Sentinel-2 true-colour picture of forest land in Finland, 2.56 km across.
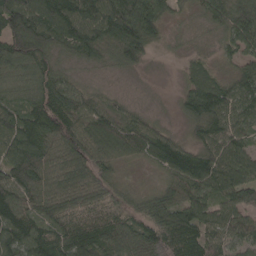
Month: April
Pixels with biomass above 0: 94%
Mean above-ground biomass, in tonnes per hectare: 84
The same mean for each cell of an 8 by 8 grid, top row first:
143 133 125 127 147 37 67 95
124 112 106 97 107 13 23 75
69 92 37 16 8 10 73 78
85 113 98 72 33 21 106 82
115 92 104 104 105 64 82 72
100 83 99 55 13 88 114 97
104 87 72 61 65 115 91 91
116 102 111 100 96 98 87 69
